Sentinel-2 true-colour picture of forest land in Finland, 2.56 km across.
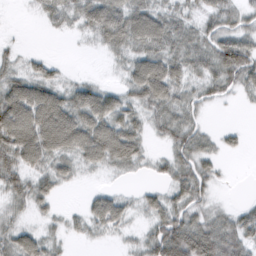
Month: February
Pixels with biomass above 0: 76%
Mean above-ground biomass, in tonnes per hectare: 45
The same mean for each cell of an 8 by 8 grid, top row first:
1 33 47 82 72 43 44 35
13 2 3 44 62 53 53 77
50 47 19 7 99 61 44 52
96 100 83 69 41 50 10 3
91 86 82 105 34 51 26 13
54 47 18 14 10 53 42 0
25 22 16 66 30 53 30 21
57 36 13 10 38 112 99 60
